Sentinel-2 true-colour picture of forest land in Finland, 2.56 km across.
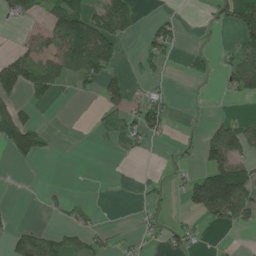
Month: June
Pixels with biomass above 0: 34%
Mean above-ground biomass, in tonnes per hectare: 36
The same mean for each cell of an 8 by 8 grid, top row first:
44 47 108 100 7 11 9 89
18 51 146 74 25 20 11 53
89 62 49 39 17 3 13 60
45 2 0 37 61 9 4 5
98 21 0 14 22 12 59 66
1 0 1 1 6 12 111 93
2 8 15 0 13 4 119 88
48 59 38 16 19 29 5 1
